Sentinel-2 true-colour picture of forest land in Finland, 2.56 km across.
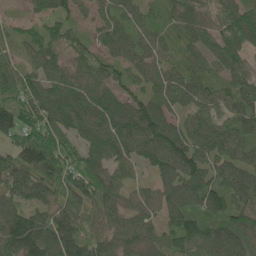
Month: May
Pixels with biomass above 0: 93%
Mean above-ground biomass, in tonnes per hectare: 82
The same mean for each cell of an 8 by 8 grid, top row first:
20 59 43 67 46 59 71 109
45 80 57 64 72 48 74 106
83 87 81 80 64 92 66 73
108 107 106 120 111 62 73 74
74 139 72 112 110 119 106 76
118 109 97 75 29 110 87 84
83 79 86 68 64 89 84 84
138 115 80 76 78 75 80 75
